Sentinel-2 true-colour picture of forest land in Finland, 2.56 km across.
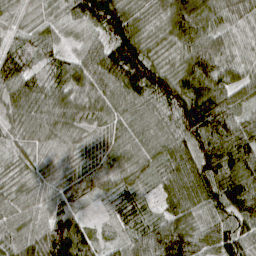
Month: April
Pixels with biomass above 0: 96%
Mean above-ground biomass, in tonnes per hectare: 74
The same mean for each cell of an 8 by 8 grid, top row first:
22 46 93 127 40 105 75 65
50 42 56 106 86 64 108 60
95 54 88 103 124 97 112 73
59 80 68 65 70 108 128 65
55 54 37 55 73 74 106 108
42 47 46 60 32 89 94 99
68 73 24 27 36 72 71 90
82 117 93 22 79 131 84 95
